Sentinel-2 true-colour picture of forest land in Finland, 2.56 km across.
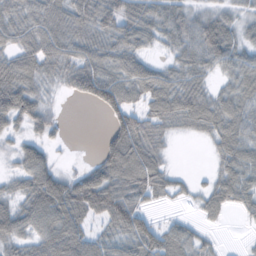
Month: October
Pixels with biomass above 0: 76%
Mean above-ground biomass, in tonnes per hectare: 45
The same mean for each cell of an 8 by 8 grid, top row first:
48 61 55 54 51 43 39 23
46 56 46 45 30 38 76 39
69 25 62 61 61 44 28 45
67 27 0 45 49 66 68 54
21 26 0 48 64 5 21 64
32 69 35 75 80 21 17 62
42 90 65 90 38 5 39 26
40 69 64 37 71 54 17 2
